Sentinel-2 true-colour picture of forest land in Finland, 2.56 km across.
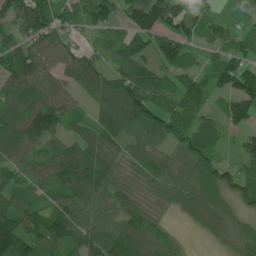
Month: June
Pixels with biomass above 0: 89%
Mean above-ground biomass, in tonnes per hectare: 92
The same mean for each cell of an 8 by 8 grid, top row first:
86 118 77 76 141 122 55 28
86 92 48 78 83 131 51 79
114 88 87 89 123 87 80 167
86 143 47 106 148 117 65 114
95 77 93 83 72 78 93 45
68 94 134 99 92 90 120 93
109 91 100 83 90 56 108 56
153 103 85 111 129 44 24 84
